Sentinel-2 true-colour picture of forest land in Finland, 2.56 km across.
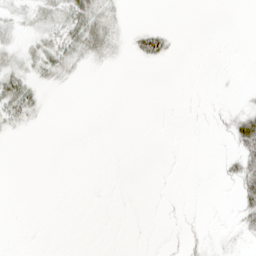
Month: April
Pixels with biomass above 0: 21%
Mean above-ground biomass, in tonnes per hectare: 6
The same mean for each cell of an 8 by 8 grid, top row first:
9 18 32 14 0 0 0 0
10 23 27 15 33 5 0 0
25 11 3 0 0 0 0 0
26 2 0 0 0 0 2 18
0 0 0 0 0 0 0 37
0 0 0 0 0 0 0 36
0 0 0 0 0 1 0 25
0 0 0 0 0 2 6 8
